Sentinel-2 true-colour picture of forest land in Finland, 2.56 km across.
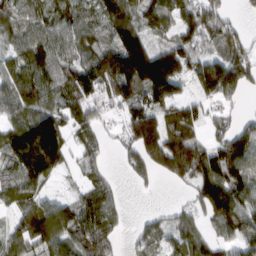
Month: March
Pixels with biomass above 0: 81%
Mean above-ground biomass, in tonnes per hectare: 103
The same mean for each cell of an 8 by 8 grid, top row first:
95 99 102 122 92 87 120 24
73 117 97 125 166 116 70 101
104 116 150 155 238 164 172 150
83 128 89 39 138 92 47 23
149 248 54 17 171 159 90 138
100 102 32 28 63 99 163 133
70 94 105 82 5 30 125 147
89 132 115 68 75 68 62 92
